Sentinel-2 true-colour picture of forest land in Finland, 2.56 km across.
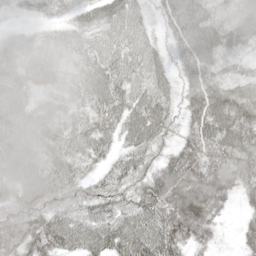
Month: May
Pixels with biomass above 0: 94%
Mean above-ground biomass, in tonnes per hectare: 55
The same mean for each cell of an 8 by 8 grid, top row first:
14 29 37 59 35 63 50 48
43 37 47 55 60 41 67 43
60 47 49 71 57 44 59 47
58 44 41 58 68 40 93 78
72 56 53 37 63 44 68 69
66 62 48 40 48 84 80 58
56 60 51 60 56 85 69 20
66 77 59 67 66 71 38 28
